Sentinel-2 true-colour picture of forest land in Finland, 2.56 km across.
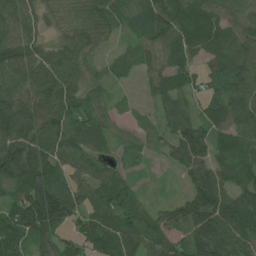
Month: July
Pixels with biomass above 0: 89%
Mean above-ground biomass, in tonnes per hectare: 68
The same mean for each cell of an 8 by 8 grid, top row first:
84 37 61 68 72 95 75 53
99 58 76 17 51 75 63 77
80 103 73 26 27 64 48 69
102 78 76 37 8 75 52 80
101 109 77 43 20 67 75 67
96 96 40 48 7 17 92 65
89 161 66 70 30 48 96 102
93 66 58 68 70 63 132 85
